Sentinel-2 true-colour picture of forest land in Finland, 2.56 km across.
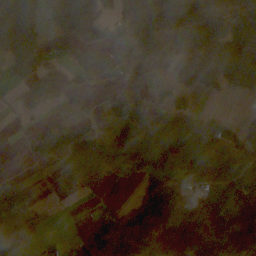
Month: October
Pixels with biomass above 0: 64%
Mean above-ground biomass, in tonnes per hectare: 70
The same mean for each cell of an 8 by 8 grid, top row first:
65 51 94 54 103 131 119 51
89 116 46 55 124 92 95 90
49 71 22 41 43 86 62 79
10 23 20 46 83 83 13 7
6 100 85 86 125 105 78 78
11 11 55 42 99 60 84 112
119 5 1 46 106 54 69 109
82 11 20 201 118 61 82 129
